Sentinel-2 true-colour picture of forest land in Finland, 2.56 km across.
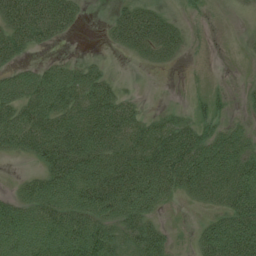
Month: July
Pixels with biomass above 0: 70%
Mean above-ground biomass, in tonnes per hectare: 62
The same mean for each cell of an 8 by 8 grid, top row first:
105 95 30 25 73 19 8 6
73 22 1 17 59 48 5 5
61 78 72 27 1 1 4 4
81 101 85 94 26 24 31 10
88 130 128 88 94 117 85 64
9 85 116 109 115 111 104 96
68 86 92 98 76 6 29 91
70 73 96 64 80 13 79 118
